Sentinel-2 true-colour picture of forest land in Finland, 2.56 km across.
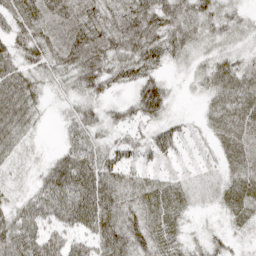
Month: April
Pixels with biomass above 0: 92%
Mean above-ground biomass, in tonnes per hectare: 48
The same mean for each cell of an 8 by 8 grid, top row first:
55 69 73 61 78 65 54 28
46 65 83 66 77 45 27 26
65 34 57 50 63 11 38 56
68 13 45 23 68 15 31 62
42 5 57 37 36 42 20 57
20 50 91 58 35 23 17 53
40 66 88 77 55 45 14 53
66 60 44 74 55 38 31 15
